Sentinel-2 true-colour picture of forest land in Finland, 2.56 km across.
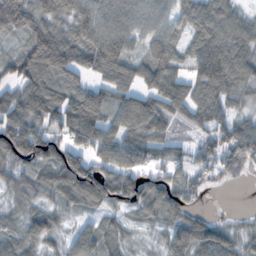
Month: October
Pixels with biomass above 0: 85%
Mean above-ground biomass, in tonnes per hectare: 75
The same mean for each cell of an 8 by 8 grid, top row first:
116 75 88 91 78 59 99 56
32 140 101 118 54 67 104 93
82 92 47 77 74 89 110 93
107 111 133 70 104 56 81 37
139 98 76 89 93 41 63 122
56 66 122 104 69 61 45 38
41 51 43 48 62 72 11 4
57 56 73 53 11 70 92 44
